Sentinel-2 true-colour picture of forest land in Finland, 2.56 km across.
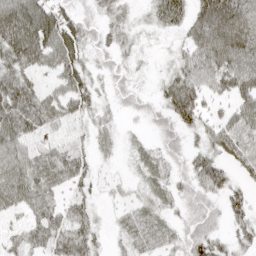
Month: April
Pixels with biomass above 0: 83%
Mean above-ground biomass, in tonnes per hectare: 43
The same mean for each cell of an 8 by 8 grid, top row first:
80 71 29 26 11 50 77 83
78 76 53 30 11 20 75 76
58 23 53 23 8 57 58 77
68 53 43 14 21 78 33 57
57 33 20 17 16 28 42 62
69 46 41 10 27 23 74 39
40 47 40 12 29 21 31 38
30 59 56 12 43 25 51 27
